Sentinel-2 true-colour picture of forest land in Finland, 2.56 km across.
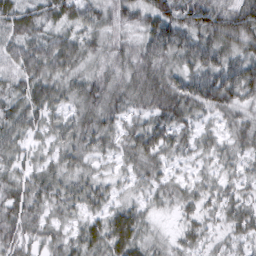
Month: March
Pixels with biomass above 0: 93%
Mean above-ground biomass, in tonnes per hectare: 48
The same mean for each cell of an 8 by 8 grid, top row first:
60 46 53 45 54 87 90 79
39 45 44 45 54 65 73 58
43 51 46 51 70 61 77 78
55 46 42 51 46 71 46 47
43 34 50 35 62 44 33 46
42 50 44 26 40 23 29 36
60 43 41 39 31 27 30 44
52 39 46 66 44 24 27 34
